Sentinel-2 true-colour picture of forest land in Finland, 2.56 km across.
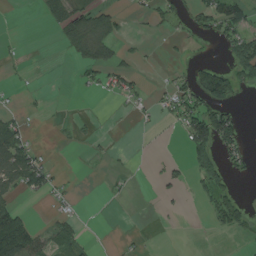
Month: August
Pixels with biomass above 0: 28%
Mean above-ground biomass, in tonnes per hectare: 27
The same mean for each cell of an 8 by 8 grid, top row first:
0 19 55 40 15 24 59 66
3 0 53 39 4 4 2 57
6 1 10 29 7 20 124 57
15 3 1 1 8 45 87 13
78 3 6 2 2 3 80 47
77 41 1 8 0 17 57 11
52 8 7 0 0 3 16 48
192 37 25 1 4 0 0 9
